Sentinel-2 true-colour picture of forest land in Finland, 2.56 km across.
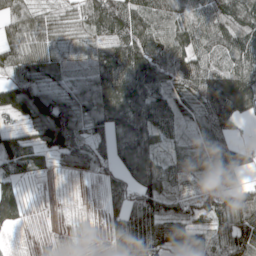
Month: May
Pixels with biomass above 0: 85%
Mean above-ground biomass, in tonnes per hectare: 81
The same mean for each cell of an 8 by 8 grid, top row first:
59 48 55 132 99 84 86 116
74 60 48 85 109 92 78 104
77 58 39 131 129 82 122 127
89 158 79 146 133 95 112 100
64 98 62 98 121 39 88 47
62 16 25 52 105 87 78 60
61 3 2 57 124 76 90 125
2 2 12 44 144 108 67 142
